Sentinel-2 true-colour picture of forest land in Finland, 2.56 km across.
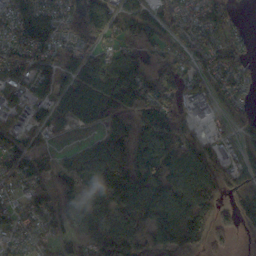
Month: October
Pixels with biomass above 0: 83%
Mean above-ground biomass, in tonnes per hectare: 82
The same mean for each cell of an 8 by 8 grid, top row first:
81 81 107 95 70 70 79 17
66 82 71 55 63 44 66 35
64 82 103 136 116 95 60 45
52 74 95 120 126 65 77 42
69 30 26 109 133 111 61 62
92 66 83 133 126 111 103 98
57 81 65 128 134 131 97 89
40 47 51 120 99 128 81 23
